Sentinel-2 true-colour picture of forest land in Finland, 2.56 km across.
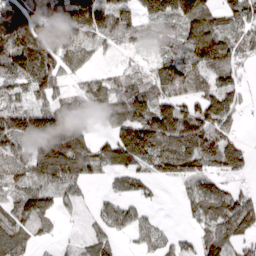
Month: March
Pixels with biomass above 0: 81%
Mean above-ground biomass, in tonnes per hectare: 96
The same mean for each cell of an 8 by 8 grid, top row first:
124 143 175 121 81 122 103 101
183 150 106 35 44 82 146 82
100 125 39 61 97 149 70 59
127 121 85 91 120 131 126 56
113 219 164 112 214 157 131 62
94 106 85 47 55 101 90 35
100 107 27 55 33 10 109 130
87 28 29 51 47 38 86 86
